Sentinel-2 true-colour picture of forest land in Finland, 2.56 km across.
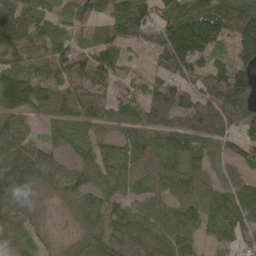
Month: May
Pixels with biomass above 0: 88%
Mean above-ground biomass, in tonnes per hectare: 99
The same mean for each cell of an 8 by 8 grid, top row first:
110 85 88 110 114 132 179 158
126 106 72 111 72 254 162 127
151 105 124 80 49 110 116 133
129 66 99 73 105 155 147 141
113 55 71 65 99 95 82 75
152 104 60 62 72 116 79 56
114 17 79 49 67 84 94 114
78 34 61 78 81 97 52 75
